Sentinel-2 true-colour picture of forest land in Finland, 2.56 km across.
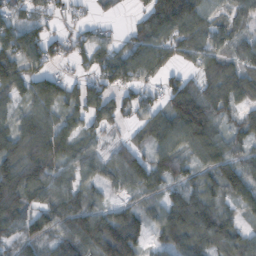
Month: October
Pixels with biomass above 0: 85%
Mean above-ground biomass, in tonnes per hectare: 77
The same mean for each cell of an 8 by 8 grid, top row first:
52 48 18 14 68 157 58 53
92 69 54 53 96 70 84 60
84 81 46 69 53 54 85 94
57 74 75 81 51 106 120 63
114 123 68 35 50 56 100 64
137 100 68 63 91 70 63 93
109 82 92 57 46 100 96 51
74 67 110 151 55 97 105 89
